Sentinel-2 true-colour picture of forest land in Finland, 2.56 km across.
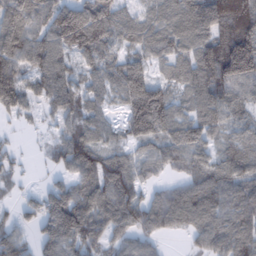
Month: February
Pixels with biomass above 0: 85%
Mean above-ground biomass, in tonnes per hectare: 91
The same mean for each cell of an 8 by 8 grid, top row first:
121 95 152 96 59 99 137 234
116 108 51 66 78 79 113 197
113 103 55 71 134 57 125 125
50 45 70 35 210 86 88 61
15 31 106 51 80 108 79 73
31 21 94 129 59 38 92 84
33 111 144 116 118 124 109 106
82 99 130 66 70 12 83 110
